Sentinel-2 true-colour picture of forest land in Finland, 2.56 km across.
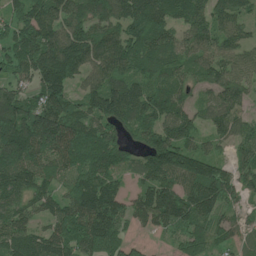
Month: June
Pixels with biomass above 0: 91%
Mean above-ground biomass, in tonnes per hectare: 128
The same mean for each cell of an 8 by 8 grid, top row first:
98 159 137 142 174 136 128 97
159 176 180 149 142 122 112 96
93 175 84 143 109 103 88 104
178 199 114 186 152 148 85 77
240 200 174 149 106 168 61 88
152 106 124 122 86 142 159 102
105 90 161 149 125 160 129 58
138 138 141 139 24 59 97 61
